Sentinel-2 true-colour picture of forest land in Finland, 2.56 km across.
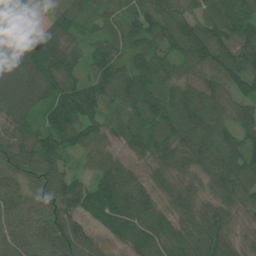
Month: June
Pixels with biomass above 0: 98%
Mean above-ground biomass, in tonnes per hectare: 93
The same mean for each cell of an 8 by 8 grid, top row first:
110 57 94 63 95 99 88 121
120 151 65 78 87 89 110 115
131 142 90 119 111 84 80 96
107 88 147 59 112 107 122 100
114 125 93 59 92 100 116 105
85 97 47 95 52 63 78 106
74 78 77 115 90 67 64 57
103 102 107 41 94 89 108 46
